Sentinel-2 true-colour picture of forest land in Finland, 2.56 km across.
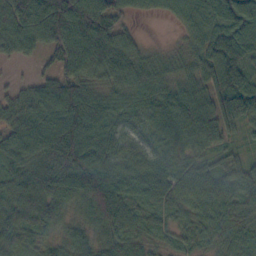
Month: October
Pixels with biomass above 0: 94%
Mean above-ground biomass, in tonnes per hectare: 78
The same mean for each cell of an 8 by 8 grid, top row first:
96 152 116 70 19 36 68 76
62 72 114 88 30 26 80 67
13 65 96 66 83 71 74 73
73 114 156 79 71 108 87 91
79 125 152 81 58 89 66 23
92 164 188 107 64 79 82 77
92 99 57 113 46 46 51 56
65 40 55 60 41 32 40 53
